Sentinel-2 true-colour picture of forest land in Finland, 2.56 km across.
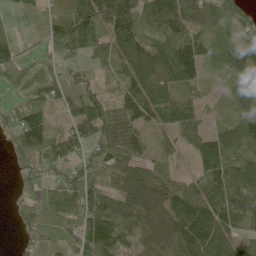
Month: June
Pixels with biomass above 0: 86%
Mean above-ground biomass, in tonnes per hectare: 73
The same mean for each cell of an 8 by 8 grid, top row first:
18 55 97 109 136 109 86 71
39 39 82 83 106 138 62 80
25 44 27 27 99 97 21 54
45 55 64 77 70 118 18 34
74 107 80 94 38 28 64 81
25 53 76 116 106 38 78 67
34 86 98 84 109 123 105 81
13 55 81 123 86 143 102 57
